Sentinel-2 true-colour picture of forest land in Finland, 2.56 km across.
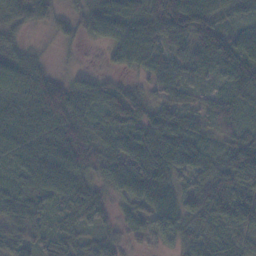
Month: November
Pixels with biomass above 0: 94%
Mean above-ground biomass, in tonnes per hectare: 69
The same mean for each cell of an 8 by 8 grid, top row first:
85 70 41 103 109 114 106 53
54 14 15 52 103 51 97 89
109 79 38 32 33 63 34 83
80 124 62 67 73 56 50 41
70 79 108 59 110 97 40 78
40 78 67 61 93 66 83 128
75 41 111 45 57 76 106 134
56 36 34 43 38 54 52 53
